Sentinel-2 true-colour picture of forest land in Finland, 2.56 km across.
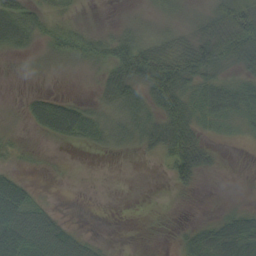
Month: September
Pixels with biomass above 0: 63%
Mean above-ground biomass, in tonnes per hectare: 28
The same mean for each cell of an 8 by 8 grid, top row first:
61 22 8 2 8 13 27 75
26 15 30 34 46 52 65 63
3 4 3 47 52 83 41 28
6 56 40 37 41 74 39 43
15 7 16 25 29 71 22 6
22 4 0 0 0 32 9 0
66 14 0 0 1 3 1 13
78 54 22 2 2 10 47 73
